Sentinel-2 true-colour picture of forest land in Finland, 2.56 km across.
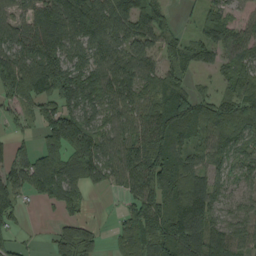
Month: September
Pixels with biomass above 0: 80%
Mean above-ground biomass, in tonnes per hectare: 86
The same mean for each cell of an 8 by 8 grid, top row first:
62 130 148 96 104 25 64 31
91 113 76 84 84 75 108 77
134 134 117 99 90 79 17 95
38 74 104 71 88 136 106 67
30 51 113 78 99 115 71 70
81 125 118 70 136 122 80 61
67 26 38 5 137 143 140 60
27 24 108 24 106 147 134 82
